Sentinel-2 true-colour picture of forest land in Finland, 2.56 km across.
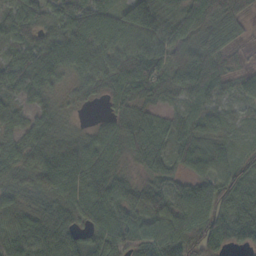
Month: October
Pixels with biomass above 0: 93%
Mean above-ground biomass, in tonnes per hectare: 55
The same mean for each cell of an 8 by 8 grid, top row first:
62 53 67 50 92 82 67 51
53 72 72 63 88 88 77 27
84 63 43 76 75 57 61 37
33 32 8 33 42 23 40 15
55 52 42 61 65 46 48 17
39 76 63 54 29 32 55 60
43 38 55 69 54 47 83 88
48 54 50 64 57 70 67 69
